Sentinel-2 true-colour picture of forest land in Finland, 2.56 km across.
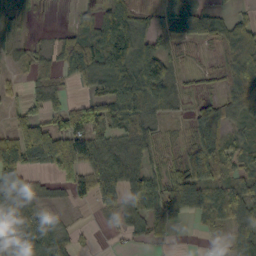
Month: October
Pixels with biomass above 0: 74%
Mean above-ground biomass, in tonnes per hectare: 58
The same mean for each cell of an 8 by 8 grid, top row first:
40 1 33 105 28 68 57 27
31 20 90 121 72 29 15 105
17 38 39 141 153 48 17 87
34 58 98 93 90 23 38 48
99 145 105 46 54 24 98 35
88 39 81 58 43 73 89 48
89 27 12 14 67 82 72 80
111 88 14 7 21 8 9 47
